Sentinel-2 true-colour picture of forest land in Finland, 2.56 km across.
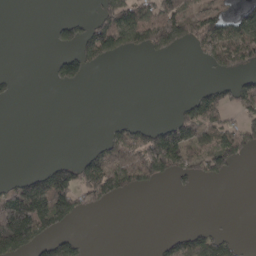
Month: April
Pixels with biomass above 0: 33%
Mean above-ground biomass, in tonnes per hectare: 56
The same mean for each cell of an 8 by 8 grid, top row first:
0 0 14 99 99 123 87 56
0 5 80 102 94 80 68 119
17 10 53 0 0 0 8 47
0 0 0 0 0 24 91 62
0 0 1 75 125 140 85 109
19 103 122 158 114 81 66 4
247 202 79 20 0 0 0 0
237 89 34 0 0 51 78 18
